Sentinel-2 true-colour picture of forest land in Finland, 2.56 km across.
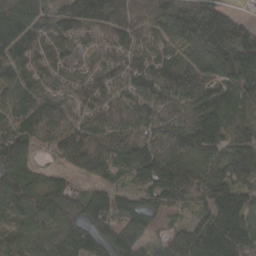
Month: March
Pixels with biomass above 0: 93%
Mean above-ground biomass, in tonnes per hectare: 132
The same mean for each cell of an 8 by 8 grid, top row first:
152 100 187 154 114 167 215 62
136 107 72 108 91 99 240 271
115 76 69 97 122 138 101 186
124 137 89 118 129 110 190 153
132 76 127 104 133 145 173 132
173 77 55 70 146 174 157 116
146 154 111 110 112 61 113 168
134 160 143 150 109 127 199 199
